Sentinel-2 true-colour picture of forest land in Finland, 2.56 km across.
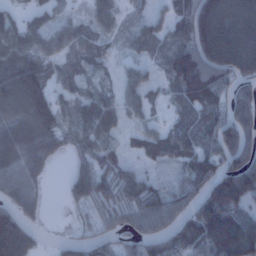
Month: January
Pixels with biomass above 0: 79%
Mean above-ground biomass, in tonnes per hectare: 90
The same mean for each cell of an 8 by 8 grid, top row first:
57 57 33 76 37 74 177 162
110 73 77 33 58 120 176 175
179 100 67 33 63 133 163 101
102 133 80 73 50 45 92 146
100 86 63 55 64 88 84 148
76 24 73 75 50 34 99 161
92 15 36 67 92 76 145 105
152 8 44 50 87 105 152 190
